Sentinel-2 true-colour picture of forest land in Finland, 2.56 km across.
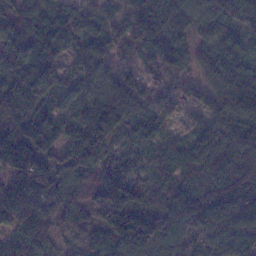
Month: January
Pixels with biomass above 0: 95%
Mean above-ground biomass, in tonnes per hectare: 104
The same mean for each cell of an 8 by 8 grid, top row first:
90 115 93 61 136 171 100 97
108 99 76 63 82 81 67 93
107 103 99 93 77 50 56 101
135 84 86 139 71 46 73 116
208 137 128 69 65 62 110 124
121 164 91 90 61 105 116 155
159 103 106 179 93 126 137 122
86 86 61 134 159 119 99 110
